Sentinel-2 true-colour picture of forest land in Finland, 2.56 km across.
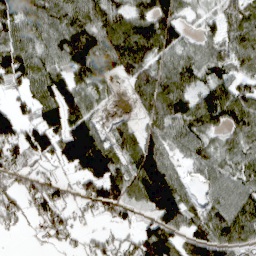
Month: March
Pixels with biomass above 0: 82%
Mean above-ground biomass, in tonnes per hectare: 84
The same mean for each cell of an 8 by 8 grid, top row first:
90 81 95 93 109 91 35 68
105 81 143 120 130 84 65 100
77 120 91 59 90 127 70 56
55 114 110 14 54 108 125 109
85 103 169 87 104 69 56 83
47 37 79 132 150 69 55 77
53 83 29 79 62 139 65 102
2 21 26 38 97 87 103 89
